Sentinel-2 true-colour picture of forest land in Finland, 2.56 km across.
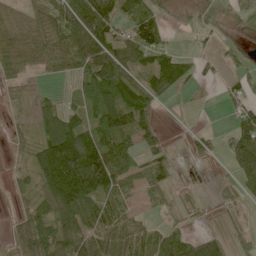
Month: June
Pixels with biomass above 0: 69%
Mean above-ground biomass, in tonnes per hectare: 56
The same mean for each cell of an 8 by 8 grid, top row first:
35 56 106 70 65 9 13 40
57 61 95 107 104 21 8 17
44 12 67 128 46 92 9 31
16 57 60 116 69 1 0 32
10 104 185 94 36 4 16 74
14 119 261 142 54 11 2 37
11 57 117 67 16 15 5 11
49 93 79 63 53 64 50 12
